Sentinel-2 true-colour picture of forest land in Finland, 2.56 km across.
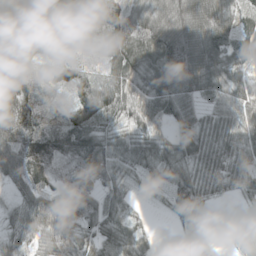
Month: May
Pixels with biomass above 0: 90%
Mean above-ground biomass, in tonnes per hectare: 69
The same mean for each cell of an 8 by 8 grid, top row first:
152 124 110 110 93 131 159 62
139 39 19 66 73 144 125 63
82 27 67 62 86 142 104 65
156 22 74 83 71 67 41 65
115 79 93 55 65 49 66 60
68 50 43 42 27 47 55 49
38 89 66 51 10 40 20 9
45 59 46 62 36 12 23 26
